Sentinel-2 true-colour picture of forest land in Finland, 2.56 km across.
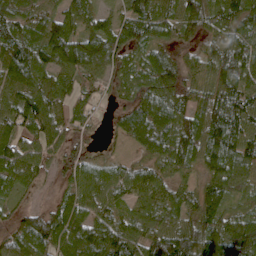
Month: April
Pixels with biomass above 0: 91%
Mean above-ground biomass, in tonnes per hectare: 88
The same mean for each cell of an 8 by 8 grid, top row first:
88 73 80 50 108 94 97 106
116 128 131 102 72 53 60 118
111 77 68 57 76 92 66 100
103 107 44 34 117 106 123 107
87 76 45 15 74 123 128 107
78 44 90 75 79 62 66 84
50 57 95 71 84 71 95 62
95 126 117 116 87 130 119 140
